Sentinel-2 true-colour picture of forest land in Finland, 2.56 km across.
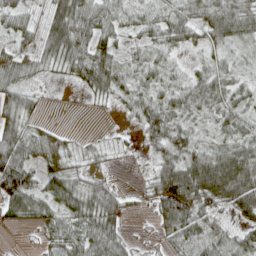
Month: April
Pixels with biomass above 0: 83%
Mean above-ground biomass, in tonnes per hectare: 49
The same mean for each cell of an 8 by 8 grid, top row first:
39 56 83 44 30 44 59 67
23 62 71 49 34 29 32 29
36 14 45 77 42 31 41 26
61 5 1 9 63 41 38 37
89 54 16 11 28 63 34 45
104 55 40 19 12 122 138 133
63 48 65 56 10 116 53 77
1 34 62 67 17 62 68 48
